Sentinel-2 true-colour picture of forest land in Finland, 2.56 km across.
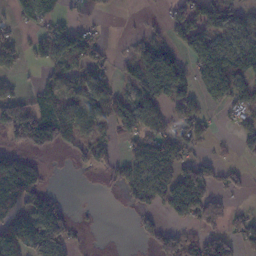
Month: November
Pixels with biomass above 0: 55%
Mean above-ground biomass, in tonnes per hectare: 62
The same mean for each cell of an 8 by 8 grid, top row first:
30 51 16 8 7 63 81 38
68 49 94 13 57 45 88 82
38 48 68 57 98 106 99 81
119 97 78 86 82 49 26 49
54 58 53 40 72 81 23 41
190 27 5 36 76 88 85 29
123 110 3 0 39 91 116 16
137 156 18 0 21 88 80 65
